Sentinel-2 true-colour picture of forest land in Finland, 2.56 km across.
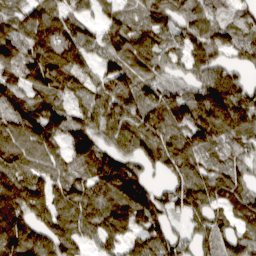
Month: March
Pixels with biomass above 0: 90%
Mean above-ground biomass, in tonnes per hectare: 93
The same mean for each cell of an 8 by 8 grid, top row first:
71 122 72 66 82 76 88 59
103 148 112 83 92 70 102 85
100 115 78 118 82 48 86 61
104 110 65 95 97 110 141 155
106 91 85 58 91 110 89 74
111 97 88 137 56 70 86 74
108 102 109 107 125 67 102 91
111 91 81 90 123 68 65 86
